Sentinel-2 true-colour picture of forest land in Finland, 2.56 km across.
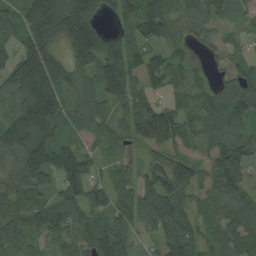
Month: August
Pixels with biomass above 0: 91%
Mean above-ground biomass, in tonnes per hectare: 105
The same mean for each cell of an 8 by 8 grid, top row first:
89 261 239 57 171 96 98 31
82 154 182 115 104 64 48 30
150 213 98 151 77 83 44 87
122 179 95 73 109 85 64 111
151 167 67 55 78 83 71 98
112 107 151 62 76 150 78 94
102 112 108 111 120 115 65 104
99 79 94 128 27 144 62 120
